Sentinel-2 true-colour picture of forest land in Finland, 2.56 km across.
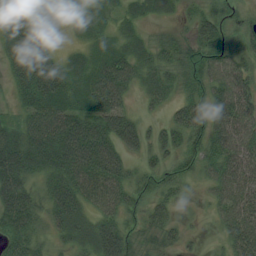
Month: August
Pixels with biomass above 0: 92%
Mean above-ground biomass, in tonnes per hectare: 52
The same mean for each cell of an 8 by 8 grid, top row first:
53 16 24 27 35 21 41 31
70 38 23 39 38 54 71 39
49 83 47 83 44 48 59 58
28 68 59 79 19 40 62 69
82 87 125 75 41 52 60 68
89 54 75 73 40 45 35 64
98 57 65 49 34 26 17 64
59 29 50 88 33 27 8 72
